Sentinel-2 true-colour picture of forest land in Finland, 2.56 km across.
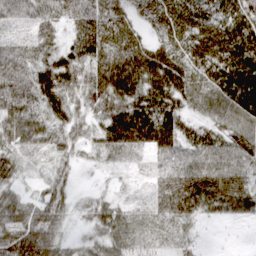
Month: March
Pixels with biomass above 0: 91%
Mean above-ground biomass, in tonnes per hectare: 49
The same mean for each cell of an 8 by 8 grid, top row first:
42 50 59 50 36 68 58 67
38 38 56 62 52 51 73 77
65 67 51 86 70 68 59 80
76 50 40 72 80 54 46 65
54 40 40 63 55 53 50 60
38 29 12 11 11 45 62 50
59 59 15 39 16 40 34 38
72 61 20 54 25 21 3 2
